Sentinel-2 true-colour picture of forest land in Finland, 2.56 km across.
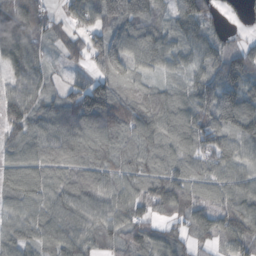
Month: October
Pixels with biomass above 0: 92%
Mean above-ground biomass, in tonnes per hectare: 75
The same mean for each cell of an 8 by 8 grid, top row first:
103 48 78 127 89 74 79 25
94 35 55 124 88 60 69 57
61 36 44 85 42 32 76 128
83 70 130 121 100 90 104 119
80 80 73 65 69 87 80 84
71 66 67 63 66 76 55 62
53 78 99 87 54 78 57 88
61 67 88 55 71 58 43 79
